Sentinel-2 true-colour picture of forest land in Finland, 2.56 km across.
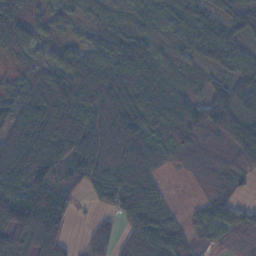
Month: November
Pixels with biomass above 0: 87%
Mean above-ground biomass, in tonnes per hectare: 58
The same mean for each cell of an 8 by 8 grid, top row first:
33 29 14 17 25 62 65 63
38 25 51 47 51 30 58 43
22 55 100 95 67 24 35 70
55 94 74 92 75 63 83 66
89 114 87 77 69 41 31 82
92 82 61 98 67 4 22 39
138 139 25 45 74 11 39 41
81 84 10 38 77 60 25 26
